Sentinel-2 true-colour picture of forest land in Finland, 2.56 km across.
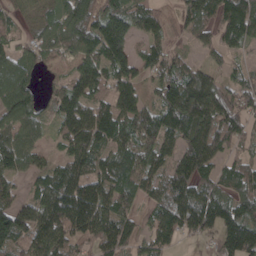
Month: April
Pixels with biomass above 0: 86%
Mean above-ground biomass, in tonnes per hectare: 96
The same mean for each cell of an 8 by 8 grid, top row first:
43 51 145 122 89 37 98 158
56 70 93 149 61 29 53 61
146 22 118 92 63 115 104 53
118 48 117 104 101 163 148 91
101 31 116 104 124 99 160 70
75 89 108 121 94 99 91 104
106 134 153 118 46 136 141 101
111 117 77 110 62 61 40 138
